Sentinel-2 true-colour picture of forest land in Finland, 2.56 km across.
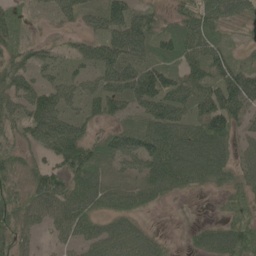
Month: May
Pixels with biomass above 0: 82%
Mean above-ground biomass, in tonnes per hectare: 60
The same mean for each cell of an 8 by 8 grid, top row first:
42 27 49 84 56 38 85 63
48 26 30 86 65 68 73 20
60 39 46 77 104 64 66 86
56 100 43 54 63 86 90 82
40 71 91 52 78 90 99 38
51 73 75 45 68 91 73 44
72 77 85 59 41 5 3 33
58 15 56 88 71 7 59 75
